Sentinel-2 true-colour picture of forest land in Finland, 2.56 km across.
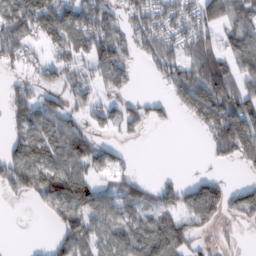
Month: February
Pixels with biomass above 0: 61%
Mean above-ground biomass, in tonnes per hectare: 57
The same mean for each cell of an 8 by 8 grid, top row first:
92 97 93 60 72 60 85 69
76 41 70 109 51 55 70 75
23 26 38 59 6 78 125 79
63 70 42 46 38 26 116 99
51 86 83 20 4 0 39 119
78 91 84 34 11 9 25 7
2 38 86 57 47 70 129 58
0 15 69 58 70 90 18 5
